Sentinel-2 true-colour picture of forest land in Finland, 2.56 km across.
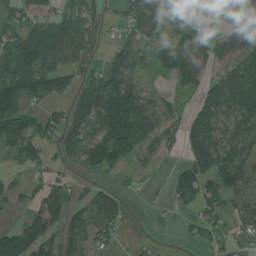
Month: July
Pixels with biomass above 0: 70%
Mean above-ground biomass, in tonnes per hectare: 71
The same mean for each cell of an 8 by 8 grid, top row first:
55 52 59 17 82 55 61 115
94 135 58 29 45 88 71 93
109 111 59 117 51 44 72 140
120 41 69 188 131 38 108 136
77 51 76 113 67 28 145 108
20 35 22 31 10 51 103 130
17 85 69 78 2 23 52 61
142 106 68 31 7 4 34 24
